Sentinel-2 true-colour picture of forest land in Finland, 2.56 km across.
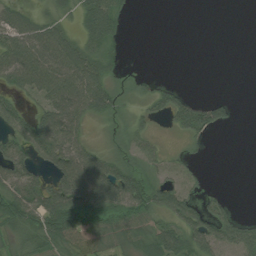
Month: August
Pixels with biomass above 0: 61%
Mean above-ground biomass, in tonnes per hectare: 38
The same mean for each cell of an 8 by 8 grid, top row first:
47 31 44 63 0 0 0 0
76 85 58 30 0 0 0 0
50 81 79 28 13 4 0 0
37 56 58 39 26 55 59 4
48 71 42 25 30 4 11 0
61 38 83 74 49 24 7 0
85 78 83 65 55 59 37 4
36 63 47 31 49 61 58 53
